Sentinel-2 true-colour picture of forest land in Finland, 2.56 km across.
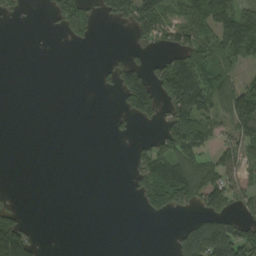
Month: August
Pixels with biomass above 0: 38%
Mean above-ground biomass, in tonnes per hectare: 59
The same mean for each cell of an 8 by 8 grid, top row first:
32 20 125 71 117 62 147 128
0 0 12 2 36 81 104 142
0 0 0 44 116 188 113 56
0 0 0 10 106 123 89 169
0 0 0 4 32 135 62 98
0 0 0 0 126 170 100 68
37 0 0 0 44 79 91 57
196 1 0 0 0 52 195 143
